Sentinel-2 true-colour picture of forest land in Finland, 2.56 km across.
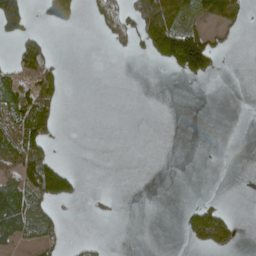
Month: April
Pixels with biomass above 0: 26%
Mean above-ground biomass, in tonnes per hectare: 38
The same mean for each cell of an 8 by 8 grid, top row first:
126 74 38 78 120 102 97 53
44 42 0 19 42 194 128 5
67 97 0 0 0 11 28 0
87 88 0 0 0 0 0 0
102 56 0 0 0 0 0 0
90 140 17 0 0 0 0 0
97 44 2 8 0 5 71 0
64 47 8 2 0 1 128 24
